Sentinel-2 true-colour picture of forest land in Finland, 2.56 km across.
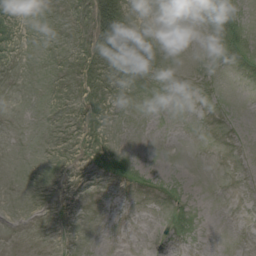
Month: August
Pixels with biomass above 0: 16%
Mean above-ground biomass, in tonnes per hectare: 3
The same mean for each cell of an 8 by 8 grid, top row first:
2 0 7 36 1 0 2 9
1 0 6 39 16 0 2 11
0 0 6 3 2 0 1 0
0 0 5 2 0 0 0 0
0 0 3 4 0 0 0 0
0 1 0 9 6 4 0 0
0 0 0 0 0 2 0 0
0 0 0 0 0 1 0 0
